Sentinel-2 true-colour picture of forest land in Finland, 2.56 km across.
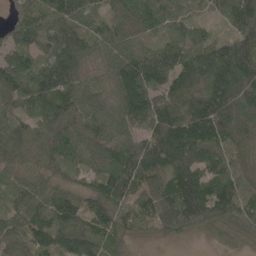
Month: May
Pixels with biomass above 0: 95%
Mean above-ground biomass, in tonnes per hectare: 92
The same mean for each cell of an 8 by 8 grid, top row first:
43 96 91 65 95 71 40 95
100 92 135 70 66 95 96 121
110 134 86 58 141 116 124 146
69 110 91 61 114 116 162 116
104 108 95 90 86 165 126 76
41 59 51 116 98 114 98 82
76 88 102 101 65 131 110 88
93 105 156 72 11 20 12 20
